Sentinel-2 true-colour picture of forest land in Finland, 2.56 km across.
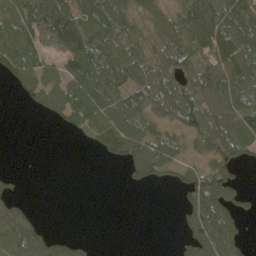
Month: May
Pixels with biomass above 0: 63%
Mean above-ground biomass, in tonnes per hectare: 57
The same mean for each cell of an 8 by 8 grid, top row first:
79 128 96 100 51 62 120 101
98 83 132 92 67 94 126 109
49 65 97 79 78 55 86 89
0 41 86 86 66 75 76 81
0 0 5 69 74 42 46 66
11 0 0 0 46 35 85 16
44 0 0 0 0 17 103 38
83 51 16 0 0 11 88 43
